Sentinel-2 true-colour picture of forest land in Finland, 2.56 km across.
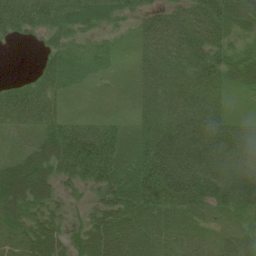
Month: July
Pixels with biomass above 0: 89%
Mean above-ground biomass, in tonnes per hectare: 52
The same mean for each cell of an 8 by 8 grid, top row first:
91 82 60 38 34 55 74 55
6 35 22 18 37 59 60 23
15 48 21 7 31 35 55 31
64 48 8 6 30 42 52 4
12 59 116 69 55 96 72 49
82 69 79 99 109 121 98 61
74 46 18 73 85 64 51 64
59 62 45 88 67 34 15 21
